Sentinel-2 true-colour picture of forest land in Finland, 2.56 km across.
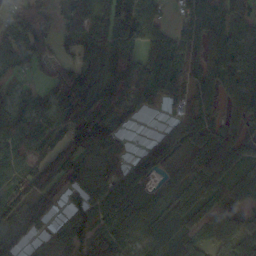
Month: October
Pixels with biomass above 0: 91%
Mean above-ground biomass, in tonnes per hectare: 85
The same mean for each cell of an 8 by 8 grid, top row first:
80 46 94 105 109 33 112 74
84 54 90 118 85 116 103 109
35 63 136 137 73 121 106 117
100 79 119 110 39 60 94 95
83 64 111 75 44 93 135 85
88 134 78 82 85 51 109 67
82 66 62 105 81 83 78 92
69 31 58 91 52 71 52 82
